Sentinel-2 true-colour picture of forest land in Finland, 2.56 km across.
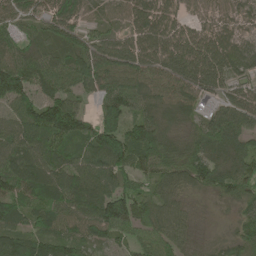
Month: May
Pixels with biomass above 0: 93%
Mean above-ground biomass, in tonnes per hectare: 85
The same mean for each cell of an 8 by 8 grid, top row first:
81 96 89 46 102 82 67 76
68 53 89 103 103 103 108 83
156 87 95 99 85 82 95 61
86 129 72 137 64 52 37 91
84 77 78 152 122 69 105 73
106 109 91 110 64 77 112 98
79 83 84 128 78 62 13 56
102 100 81 59 61 77 25 63
